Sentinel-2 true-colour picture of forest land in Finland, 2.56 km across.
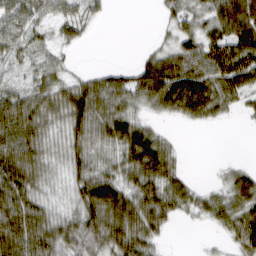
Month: March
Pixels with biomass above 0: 78%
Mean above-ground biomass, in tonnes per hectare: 56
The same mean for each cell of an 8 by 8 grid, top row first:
51 40 42 6 0 45 53 116
52 34 15 0 9 49 74 92
27 54 36 52 79 94 80 85
92 74 92 67 32 50 59 22
100 52 59 60 98 17 0 0
111 45 59 60 83 51 2 38
101 49 68 102 82 55 45 61
117 95 84 83 69 1 3 59
